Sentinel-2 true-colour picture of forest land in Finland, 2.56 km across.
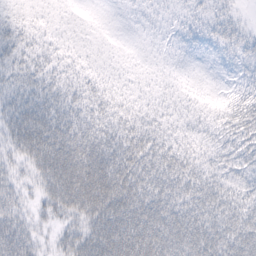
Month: February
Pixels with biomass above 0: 96%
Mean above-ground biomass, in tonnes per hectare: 40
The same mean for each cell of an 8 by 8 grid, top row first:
26 22 23 21 19 13 20 11
41 24 20 19 19 23 23 28
38 39 29 24 21 20 17 17
48 53 42 36 25 19 22 41
43 75 71 51 49 36 29 41
28 62 77 71 58 50 40 35
40 37 59 65 64 53 49 44
74 17 52 94 97 64 55 54
